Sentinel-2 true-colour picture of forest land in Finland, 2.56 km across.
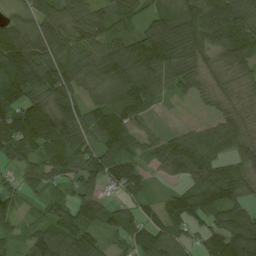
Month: August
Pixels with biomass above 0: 89%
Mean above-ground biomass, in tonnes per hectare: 95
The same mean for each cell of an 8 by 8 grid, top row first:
47 98 93 94 58 107 139 126
143 102 94 100 145 130 75 133
167 131 97 124 155 98 46 64
143 144 96 138 83 3 23 42
128 128 101 144 61 74 95 69
47 72 87 70 46 46 111 83
51 77 108 54 56 97 132 86
59 126 140 54 116 95 71 169
